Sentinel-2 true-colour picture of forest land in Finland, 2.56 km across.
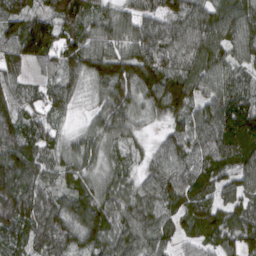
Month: March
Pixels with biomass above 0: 96%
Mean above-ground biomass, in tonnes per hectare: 98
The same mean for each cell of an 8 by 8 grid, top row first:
91 83 143 76 85 108 108 140
109 133 117 86 101 110 136 116
74 53 67 127 119 124 103 71
91 68 21 114 67 108 117 142
114 77 73 73 36 91 109 141
140 77 81 76 66 116 106 110
136 95 119 113 108 88 104 96
79 99 110 108 102 61 78 111
